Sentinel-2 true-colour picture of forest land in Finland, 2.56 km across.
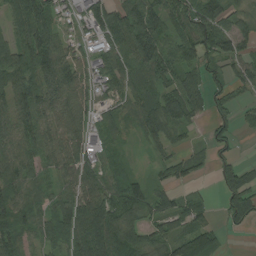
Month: August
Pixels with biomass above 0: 82%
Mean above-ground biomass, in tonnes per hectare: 73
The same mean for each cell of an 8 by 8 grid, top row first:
84 87 55 94 117 80 102 48
97 111 48 79 102 79 89 64
117 118 84 79 75 76 61 50
91 89 76 53 85 87 51 35
82 76 88 51 31 42 34 12
97 50 96 63 30 55 15 77
120 56 102 99 71 60 37 83
101 65 100 88 71 84 67 1
